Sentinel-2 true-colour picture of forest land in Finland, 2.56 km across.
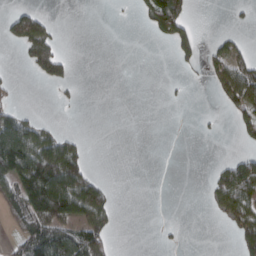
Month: March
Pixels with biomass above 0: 28%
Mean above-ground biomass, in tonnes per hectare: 35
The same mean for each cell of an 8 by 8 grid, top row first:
61 19 0 1 28 114 0 6
16 81 0 0 0 45 16 23
8 57 8 0 0 4 17 94
39 0 2 0 0 0 2 45
139 80 29 0 0 0 0 12
98 155 98 2 0 0 11 121
66 126 99 38 0 0 9 80
36 124 111 38 0 5 0 42
